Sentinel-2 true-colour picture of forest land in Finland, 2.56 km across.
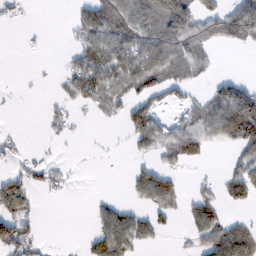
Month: February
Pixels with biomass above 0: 44%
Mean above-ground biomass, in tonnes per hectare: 43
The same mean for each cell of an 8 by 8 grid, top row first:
13 0 38 94 83 144 49 73
0 2 42 83 83 77 43 20
2 2 79 67 84 54 23 23
2 20 11 27 75 16 60 133
17 8 3 3 46 74 43 82
44 31 2 1 59 27 8 58
107 0 0 35 36 40 68 27
99 4 7 89 41 3 70 81
